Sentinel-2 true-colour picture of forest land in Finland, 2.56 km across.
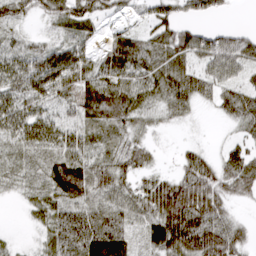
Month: March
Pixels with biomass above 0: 83%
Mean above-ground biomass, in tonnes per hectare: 46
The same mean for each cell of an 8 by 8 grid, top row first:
37 35 60 25 25 47 31 1
33 39 46 49 52 68 61 65
58 84 68 63 53 55 45 30
61 43 46 62 39 33 7 46
39 49 48 25 33 8 9 29
28 43 70 56 30 40 66 78
4 42 53 51 49 98 73 13
7 39 78 71 29 78 76 40
